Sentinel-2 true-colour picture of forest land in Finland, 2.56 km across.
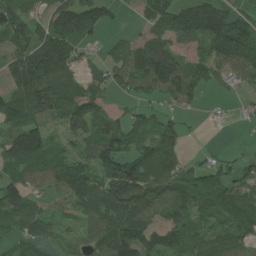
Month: July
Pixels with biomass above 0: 79%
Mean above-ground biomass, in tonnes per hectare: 79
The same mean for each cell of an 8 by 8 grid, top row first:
85 68 131 31 55 122 139 74
80 138 60 23 92 59 92 164
90 151 57 60 96 110 55 38
99 90 103 42 47 44 8 12
97 71 61 111 63 74 2 5
66 62 100 116 115 93 71 59
104 36 70 129 105 90 82 124
56 58 42 132 116 87 71 77
